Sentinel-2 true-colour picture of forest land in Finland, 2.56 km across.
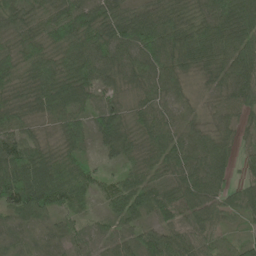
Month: June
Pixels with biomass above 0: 95%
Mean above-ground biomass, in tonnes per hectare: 57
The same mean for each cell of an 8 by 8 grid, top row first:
53 46 72 62 51 49 64 89
51 56 65 77 82 66 66 77
48 66 75 42 60 50 28 74
60 67 57 63 55 44 28 52
76 33 44 57 43 65 54 30
119 93 73 28 52 54 77 25
76 58 28 37 58 70 61 56
24 25 44 46 62 75 58 39
